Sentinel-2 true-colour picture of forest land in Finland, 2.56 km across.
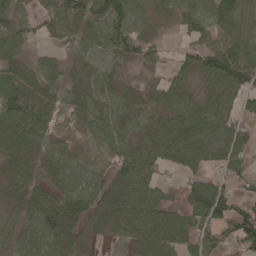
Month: May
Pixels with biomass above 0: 80%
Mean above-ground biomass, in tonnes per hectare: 62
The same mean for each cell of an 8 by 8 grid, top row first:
42 60 79 92 46 41 58 78
51 20 42 59 48 12 51 77
80 54 41 43 21 53 63 86
113 69 60 58 50 82 77 40
105 52 16 47 68 94 73 59
68 54 54 70 88 21 45 43
52 97 81 88 68 47 150 74
53 93 61 13 55 59 53 87
